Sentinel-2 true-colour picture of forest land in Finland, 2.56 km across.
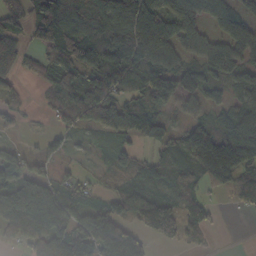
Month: October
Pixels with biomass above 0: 74%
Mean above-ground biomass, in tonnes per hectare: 78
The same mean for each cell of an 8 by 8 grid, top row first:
65 148 112 131 146 96 69 69
67 78 115 143 185 78 80 87
37 57 106 116 90 69 59 65
32 27 83 109 79 32 46 81
3 9 21 26 42 75 159 161
73 29 32 26 60 66 102 84
115 168 80 68 92 72 43 27
51 120 132 184 58 42 13 0
